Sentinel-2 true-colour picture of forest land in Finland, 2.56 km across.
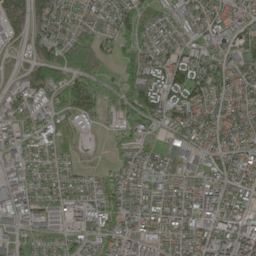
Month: May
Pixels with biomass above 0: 85%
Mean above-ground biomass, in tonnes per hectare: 70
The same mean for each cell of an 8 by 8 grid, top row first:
56 64 35 64 99 48 70 63
30 123 136 52 87 52 73 82
34 140 128 26 126 124 139 66
85 76 95 41 97 99 56 58
55 58 34 26 49 49 42 61
43 42 29 45 46 55 67 84
69 59 71 80 75 64 102 82
61 48 61 63 81 52 101 124
